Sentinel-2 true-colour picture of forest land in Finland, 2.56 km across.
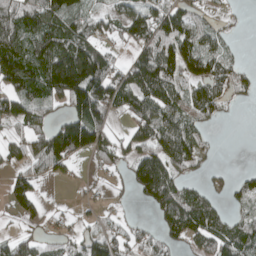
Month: April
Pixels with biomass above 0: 66%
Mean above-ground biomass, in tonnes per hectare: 72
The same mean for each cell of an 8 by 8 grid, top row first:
113 116 72 49 89 90 33 6
120 130 136 37 72 106 63 11
127 171 223 110 134 85 98 42
84 46 130 62 90 84 61 3
53 129 150 57 74 116 26 0
44 45 8 22 118 74 34 22
35 15 12 15 18 130 91 36
50 31 58 69 53 52 88 111
